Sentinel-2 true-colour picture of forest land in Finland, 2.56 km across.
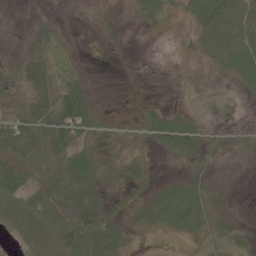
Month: June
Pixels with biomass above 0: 71%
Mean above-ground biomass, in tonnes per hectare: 27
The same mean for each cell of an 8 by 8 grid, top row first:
3 5 3 6 23 14 51 61
6 23 4 4 0 5 40 57
44 63 27 1 2 4 5 17
31 79 86 8 21 17 9 0
58 57 43 13 26 46 16 16
52 29 48 23 36 12 12 3
61 51 52 22 18 52 24 2
20 20 86 48 6 12 16 15
